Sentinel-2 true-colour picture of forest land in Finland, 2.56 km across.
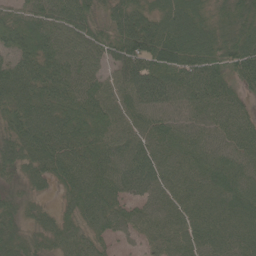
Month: June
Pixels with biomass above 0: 97%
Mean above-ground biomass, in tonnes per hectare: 67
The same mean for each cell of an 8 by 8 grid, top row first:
52 75 78 59 59 69 46 60
65 76 71 58 90 92 61 77
94 83 78 47 91 73 79 50
72 74 76 70 65 49 62 51
77 87 81 69 63 67 64 64
45 53 83 84 76 61 79 77
51 26 66 67 52 68 86 82
71 50 59 32 37 65 84 80
